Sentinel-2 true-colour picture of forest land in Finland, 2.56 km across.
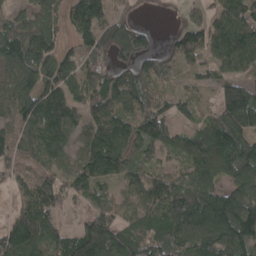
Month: April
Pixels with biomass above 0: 86%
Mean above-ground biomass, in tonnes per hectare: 112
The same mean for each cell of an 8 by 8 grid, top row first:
74 105 157 103 7 11 74 131
155 116 99 143 109 80 109 138
145 126 125 96 106 40 54 99
124 174 106 125 112 76 35 176
100 141 92 170 110 81 130 133
79 106 135 111 91 71 133 119
61 136 57 100 112 157 189 147
162 131 134 138 112 110 137 148
